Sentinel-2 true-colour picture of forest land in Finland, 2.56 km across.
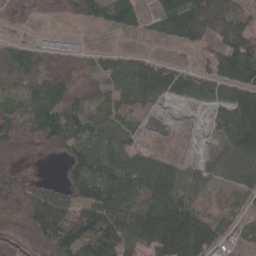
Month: April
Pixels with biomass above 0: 79%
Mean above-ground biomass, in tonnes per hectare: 62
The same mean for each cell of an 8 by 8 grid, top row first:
20 8 52 46 29 72 128 55
53 47 31 15 14 11 38 111
91 82 39 52 91 75 66 87
55 91 78 40 21 4 26 109
56 63 65 54 21 7 7 91
67 14 61 98 90 62 28 51
96 148 69 101 104 117 21 24
53 109 97 99 79 149 75 28
